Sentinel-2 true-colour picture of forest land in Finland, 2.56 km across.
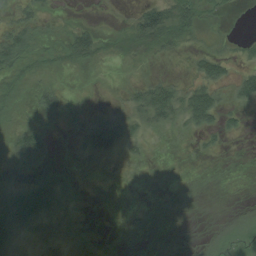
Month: August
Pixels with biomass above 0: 49%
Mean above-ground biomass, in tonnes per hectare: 19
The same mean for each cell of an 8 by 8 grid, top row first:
17 12 3 1 46 49 16 1
51 20 61 21 33 21 11 8
26 12 1 1 14 13 49 36
15 19 5 13 44 45 73 19
31 26 20 37 14 1 8 2
10 23 4 1 2 2 2 1
65 45 10 0 1 13 0 4
42 31 27 8 3 4 7 18
